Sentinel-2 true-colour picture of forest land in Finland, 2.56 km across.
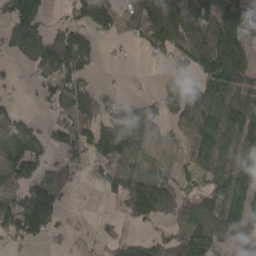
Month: April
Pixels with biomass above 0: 69%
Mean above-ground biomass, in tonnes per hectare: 82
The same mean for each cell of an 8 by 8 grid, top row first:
117 39 65 83 127 164 104 77
88 154 161 10 39 120 124 110
13 68 88 5 6 46 106 139
32 18 105 83 100 73 139 134
98 62 91 134 47 30 130 115
95 53 22 79 84 51 86 125
124 137 4 16 145 84 129 125
50 37 13 35 53 68 127 74
